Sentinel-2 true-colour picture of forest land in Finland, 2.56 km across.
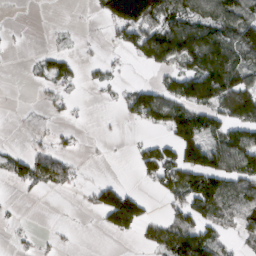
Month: March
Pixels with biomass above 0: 46%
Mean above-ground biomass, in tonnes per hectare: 57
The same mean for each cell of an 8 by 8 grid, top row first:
1 0 1 105 148 95 99 109
2 9 5 14 70 121 164 126
0 44 24 16 7 89 150 105
1 8 4 5 112 102 87 136
5 18 8 2 31 107 87 127
51 87 14 3 32 91 140 100
5 0 6 163 59 55 108 78
9 7 1 11 33 109 84 31
